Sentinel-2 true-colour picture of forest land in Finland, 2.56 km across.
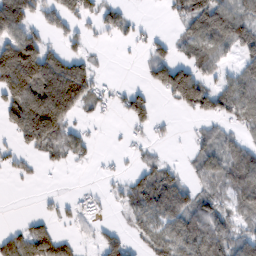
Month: February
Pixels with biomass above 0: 55%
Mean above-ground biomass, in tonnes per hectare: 56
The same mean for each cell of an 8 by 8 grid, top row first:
116 44 56 21 4 35 118 85
148 53 28 6 20 36 78 74
173 132 107 9 16 126 37 66
111 182 47 16 60 19 69 74
31 83 19 1 19 5 47 41
18 3 2 11 55 40 66 85
0 9 25 9 87 104 63 47
72 94 24 46 48 113 111 60
